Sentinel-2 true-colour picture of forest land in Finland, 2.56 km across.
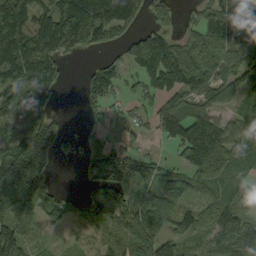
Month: September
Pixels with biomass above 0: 78%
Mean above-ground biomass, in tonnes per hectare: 89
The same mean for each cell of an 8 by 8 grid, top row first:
176 93 169 151 54 62 67 196
186 116 70 39 100 52 69 111
126 157 27 74 80 67 93 112
90 67 20 23 43 120 98 68
128 154 49 62 27 90 191 93
193 80 25 116 96 54 95 57
121 88 74 110 107 85 59 73
67 16 30 71 123 67 44 82
